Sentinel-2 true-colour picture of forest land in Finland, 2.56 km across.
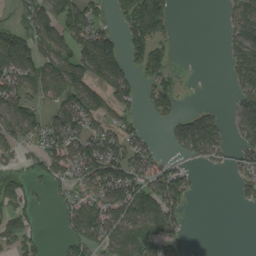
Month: August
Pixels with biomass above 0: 56%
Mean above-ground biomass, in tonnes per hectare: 75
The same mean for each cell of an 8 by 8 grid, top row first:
26 111 117 33 166 25 0 92
124 105 114 145 115 17 0 105
111 107 122 126 52 41 1 82
112 64 134 69 25 63 58 83
59 90 109 102 63 54 138 64
45 66 99 144 106 87 2 48
69 9 96 120 128 70 0 12
76 13 96 107 112 51 0 0
